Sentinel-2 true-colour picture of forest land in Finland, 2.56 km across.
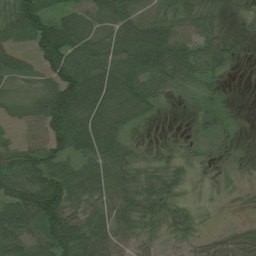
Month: July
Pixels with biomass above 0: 77%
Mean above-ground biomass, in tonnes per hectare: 52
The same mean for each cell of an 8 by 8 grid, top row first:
124 84 63 69 67 50 39 6
50 123 79 54 106 79 52 7
39 53 99 73 72 50 32 1
31 94 88 78 44 3 45 0
34 74 70 68 4 6 12 0
79 107 66 59 35 31 2 6
87 131 40 45 46 33 4 10
67 79 80 63 28 25 32 64
